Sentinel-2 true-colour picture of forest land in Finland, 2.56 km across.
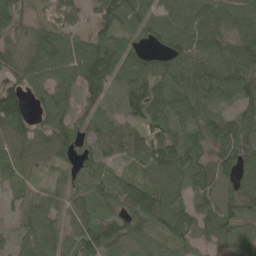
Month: May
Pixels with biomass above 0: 90%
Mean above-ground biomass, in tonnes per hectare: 87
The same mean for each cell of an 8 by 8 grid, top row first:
74 49 69 108 87 106 120 105
62 114 83 98 55 103 112 113
75 90 109 91 102 114 125 101
127 80 70 66 102 96 65 77
101 91 68 94 83 102 92 122
52 36 55 48 60 110 94 97
42 88 72 62 144 112 89 95
46 85 93 105 56 103 69 68
